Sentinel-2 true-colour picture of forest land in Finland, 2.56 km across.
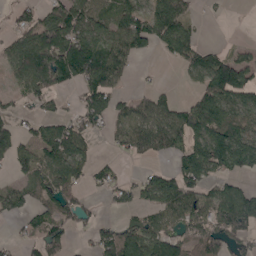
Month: May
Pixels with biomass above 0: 63%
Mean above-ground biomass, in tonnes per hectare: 76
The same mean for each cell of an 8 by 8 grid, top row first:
41 73 97 69 89 117 8 0
83 159 148 107 53 87 35 25
50 123 91 93 3 6 103 115
31 33 69 72 78 86 134 61
80 104 85 27 93 89 172 124
35 96 54 43 42 94 83 58
61 69 68 26 53 99 97 157
24 94 11 111 117 92 93 75
